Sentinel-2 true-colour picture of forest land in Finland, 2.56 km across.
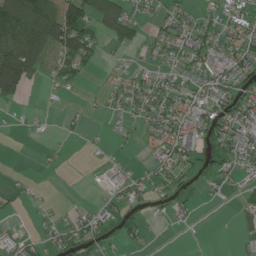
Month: June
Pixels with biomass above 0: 49%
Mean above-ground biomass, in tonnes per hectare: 37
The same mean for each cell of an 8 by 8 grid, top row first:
184 114 120 62 25 41 21 40
138 106 105 21 27 44 49 49
147 17 25 8 26 36 43 52
7 6 7 14 35 49 60 61
0 6 3 9 12 59 40 58
5 1 1 15 22 46 28 32
8 8 9 31 18 26 2 21
37 28 59 18 24 1 1 18
